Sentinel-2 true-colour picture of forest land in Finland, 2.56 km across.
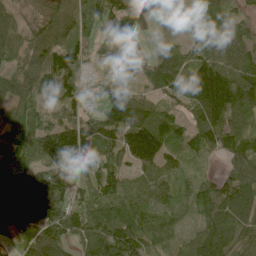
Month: June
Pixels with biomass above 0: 91%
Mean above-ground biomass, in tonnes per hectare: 94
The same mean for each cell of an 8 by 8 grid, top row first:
47 93 92 122 76 10 84 67
56 108 73 59 8 41 93 122
78 75 67 71 51 85 193 172
87 63 63 100 90 49 144 158
102 158 157 61 151 69 74 93
137 151 93 94 47 60 27 124
169 167 100 95 81 75 98 109
69 141 81 175 115 41 108 100
